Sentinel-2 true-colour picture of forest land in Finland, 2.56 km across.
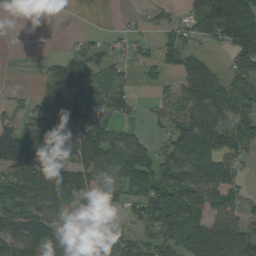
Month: August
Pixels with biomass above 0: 71%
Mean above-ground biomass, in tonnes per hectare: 78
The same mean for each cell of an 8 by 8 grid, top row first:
7 0 0 1 14 24 143 196
1 0 23 28 30 104 29 129
0 53 88 58 22 54 164 81
29 84 108 90 20 114 139 77
219 89 139 139 72 98 116 84
78 70 100 96 129 113 140 49
80 64 60 57 96 144 93 55
105 144 72 62 52 99 103 93
